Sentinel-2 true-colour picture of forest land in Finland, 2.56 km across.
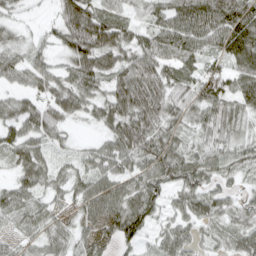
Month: April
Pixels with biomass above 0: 90%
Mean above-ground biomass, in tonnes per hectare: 62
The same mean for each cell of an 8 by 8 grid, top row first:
24 19 104 61 44 74 87 87
46 39 95 91 70 71 52 94
45 65 77 77 116 67 90 63
59 62 47 72 95 61 79 58
63 44 17 58 84 57 55 47
44 52 45 60 68 69 60 34
66 45 42 75 90 44 63 42
37 61 54 71 41 76 39 55
